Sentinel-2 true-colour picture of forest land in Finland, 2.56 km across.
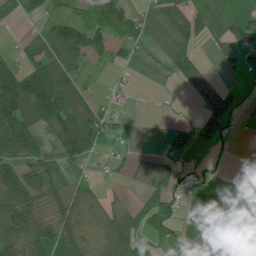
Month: July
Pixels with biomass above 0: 64%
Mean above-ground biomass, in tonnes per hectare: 51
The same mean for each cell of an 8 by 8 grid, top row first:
15 24 23 65 30 60 63 70
9 55 62 30 18 63 19 60
116 115 36 4 0 26 46 8
129 111 89 23 0 5 78 21
101 42 86 25 18 37 43 3
83 62 11 11 43 56 14 0
101 76 50 31 57 43 98 72
92 101 62 78 47 51 90 127
